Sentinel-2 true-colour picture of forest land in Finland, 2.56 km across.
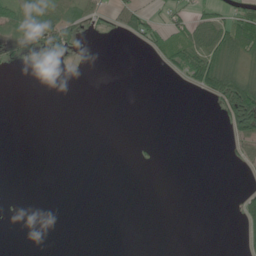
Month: June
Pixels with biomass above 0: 20%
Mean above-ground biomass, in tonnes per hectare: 12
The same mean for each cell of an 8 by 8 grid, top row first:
56 57 37 18 32 19 26 38
18 32 8 0 10 35 62 65
0 0 0 0 0 3 60 58
0 0 0 0 0 0 1 86
0 0 0 0 2 0 0 24
0 0 0 0 0 0 0 1
0 0 0 0 0 0 0 21
0 0 0 0 0 0 0 8
